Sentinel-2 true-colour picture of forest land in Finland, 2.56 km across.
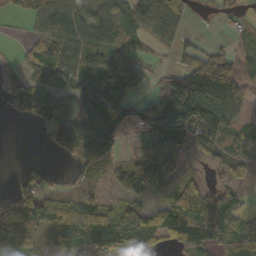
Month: October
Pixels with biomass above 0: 71%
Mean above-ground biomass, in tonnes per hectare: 76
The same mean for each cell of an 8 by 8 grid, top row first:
29 85 66 79 133 111 4 29
6 58 86 83 34 52 37 25
31 36 52 74 32 100 240 83
40 70 89 119 122 216 183 44
0 24 114 106 62 143 111 28
12 29 24 47 137 63 21 33
91 82 81 53 76 126 115 67
112 53 107 124 95 77 83 126
